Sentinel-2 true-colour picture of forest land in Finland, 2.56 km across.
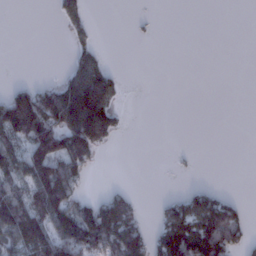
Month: January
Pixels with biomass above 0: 36%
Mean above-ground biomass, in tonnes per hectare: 50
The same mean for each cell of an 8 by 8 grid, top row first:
0 2 36 0 3 0 0 0
0 0 37 1 0 0 0 0
7 13 114 66 0 0 0 0
156 146 180 81 0 0 0 0
83 158 171 26 0 0 0 0
74 174 59 0 0 3 0 0
133 157 82 102 13 61 106 31
88 129 143 118 68 133 178 55
